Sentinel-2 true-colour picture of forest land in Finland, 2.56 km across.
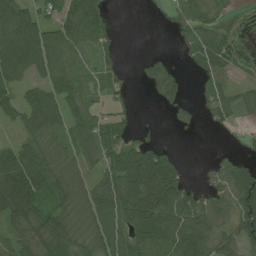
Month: June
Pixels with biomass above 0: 69%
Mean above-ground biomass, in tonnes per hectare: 67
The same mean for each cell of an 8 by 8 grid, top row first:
92 76 140 25 2 42 54 15
107 92 55 36 1 14 81 12
54 51 29 39 30 52 48 20
57 96 81 38 0 29 37 43
53 67 59 80 67 10 0 12
159 112 50 75 190 110 15 93
146 66 69 103 157 122 79 103
66 101 60 98 121 119 88 72
